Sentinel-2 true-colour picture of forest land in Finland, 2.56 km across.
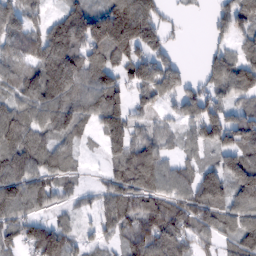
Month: February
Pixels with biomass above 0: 81%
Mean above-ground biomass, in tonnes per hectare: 98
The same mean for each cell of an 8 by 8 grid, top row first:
89 55 140 185 173 10 21 106
87 183 138 175 125 27 23 59
97 164 139 101 120 95 60 131
116 117 110 162 49 56 118 72
128 74 37 100 103 35 96 143
119 84 27 66 151 75 111 187
108 56 33 75 111 110 126 101
81 136 43 41 131 104 57 91
